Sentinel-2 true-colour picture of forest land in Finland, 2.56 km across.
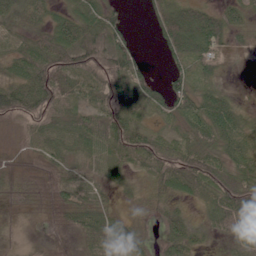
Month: June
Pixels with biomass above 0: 85%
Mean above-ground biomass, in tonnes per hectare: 48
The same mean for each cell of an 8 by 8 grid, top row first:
40 34 59 40 13 65 46 32
31 75 85 76 10 59 64 20
49 80 48 74 50 43 31 4
77 72 37 72 36 57 64 33
22 42 47 73 63 47 46 48
44 58 41 31 31 77 76 66
22 43 63 27 33 29 32 89
9 43 44 77 43 70 16 52
